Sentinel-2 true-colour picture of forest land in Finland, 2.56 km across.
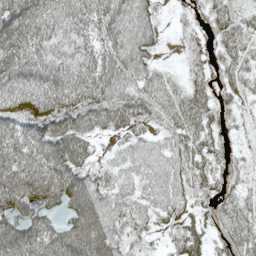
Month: May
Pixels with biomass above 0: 87%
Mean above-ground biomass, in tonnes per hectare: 62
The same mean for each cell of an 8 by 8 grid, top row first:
102 82 75 79 72 13 39 39
93 77 68 70 72 10 24 52
81 81 83 84 63 30 36 49
66 83 86 86 64 75 57 29
68 89 75 19 48 52 55 13
91 90 73 47 53 56 45 20
75 60 99 67 46 49 32 49
96 88 117 80 36 36 39 57
